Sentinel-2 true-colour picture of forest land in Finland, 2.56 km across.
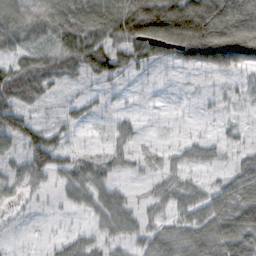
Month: October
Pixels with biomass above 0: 66%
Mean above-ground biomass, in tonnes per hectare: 54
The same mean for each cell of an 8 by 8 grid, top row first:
80 93 109 104 181 157 207 173
42 33 88 66 60 90 179 170
84 58 26 38 11 5 8 25
66 10 22 14 9 4 9 10
41 80 12 31 13 15 27 21
41 51 50 29 14 34 20 68
12 5 24 55 23 48 76 99
4 8 30 30 44 66 83 106
